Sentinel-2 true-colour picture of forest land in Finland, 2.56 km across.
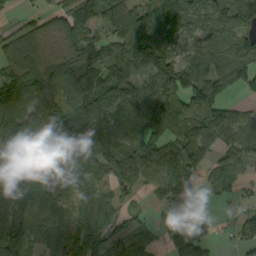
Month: September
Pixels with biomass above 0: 83%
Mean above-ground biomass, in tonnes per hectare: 91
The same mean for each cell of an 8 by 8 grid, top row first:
14 35 115 113 150 115 82 109
70 26 67 106 155 71 79 96
115 97 115 94 70 135 120 96
101 96 81 107 110 122 137 60
109 87 114 99 126 105 131 109
98 84 97 60 71 120 36 49
117 107 87 76 19 89 13 23
160 113 120 78 62 96 77 40
